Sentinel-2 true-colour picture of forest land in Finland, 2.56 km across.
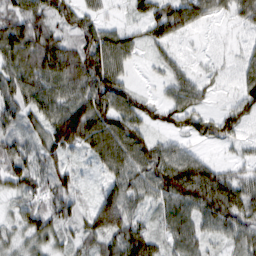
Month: February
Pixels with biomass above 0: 87%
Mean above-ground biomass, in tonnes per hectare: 67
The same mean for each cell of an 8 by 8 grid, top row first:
75 75 64 14 56 98 45 50
107 109 83 97 36 23 7 17
81 91 96 102 6 46 27 40
72 73 126 101 66 80 39 65
76 84 87 104 82 41 35 26
89 79 32 51 75 127 92 45
38 85 45 120 35 80 100 89
38 58 48 76 97 60 41 53
